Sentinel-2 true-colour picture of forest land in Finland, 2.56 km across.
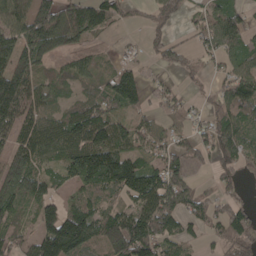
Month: April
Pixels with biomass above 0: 76%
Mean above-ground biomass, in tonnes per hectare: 92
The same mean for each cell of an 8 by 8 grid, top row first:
97 150 136 86 33 69 76 68
131 123 53 10 31 51 67 89
142 60 60 91 65 21 33 106
142 79 121 86 56 53 58 116
107 122 150 160 72 74 84 120
132 73 125 164 139 127 29 40
67 88 92 61 128 125 79 67
68 150 158 135 177 91 41 76
